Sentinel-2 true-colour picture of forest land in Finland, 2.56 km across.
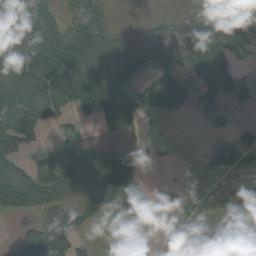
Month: August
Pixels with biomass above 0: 56%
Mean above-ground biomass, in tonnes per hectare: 55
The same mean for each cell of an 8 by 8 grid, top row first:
99 54 74 16 5 12 39 57
83 84 131 73 62 66 101 38
80 125 151 114 43 58 86 36
128 79 61 143 71 28 31 11
102 21 56 30 9 4 9 43
80 93 94 102 11 2 14 22
108 61 40 22 11 12 11 22
34 100 28 5 9 17 47 87
